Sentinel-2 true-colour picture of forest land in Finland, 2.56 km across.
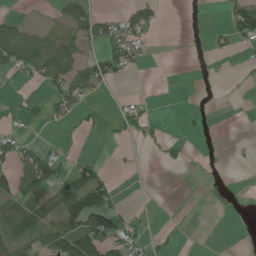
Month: June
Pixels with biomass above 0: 31%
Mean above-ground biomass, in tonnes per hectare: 26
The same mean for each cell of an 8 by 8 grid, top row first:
15 4 52 22 54 0 2 63
91 53 29 49 19 0 6 14
8 41 60 25 0 0 1 5
14 23 23 7 19 0 5 0
43 14 3 5 8 13 0 5
68 56 56 18 0 0 1 0
69 71 131 70 3 2 1 0
68 55 115 71 24 8 0 0
